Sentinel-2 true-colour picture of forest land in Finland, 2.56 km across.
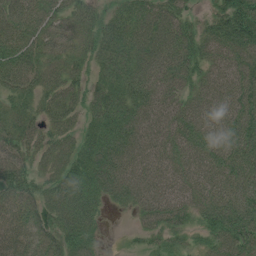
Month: July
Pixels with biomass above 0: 92%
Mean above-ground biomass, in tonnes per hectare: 73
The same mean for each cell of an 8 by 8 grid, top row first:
64 67 59 52 78 63 39 125
80 60 52 76 96 92 70 103
70 60 42 80 98 80 63 90
57 53 46 90 81 73 76 101
66 61 58 94 85 77 82 102
81 54 101 97 81 67 70 83
77 73 114 30 66 72 79 100
77 80 103 2 31 38 57 99
